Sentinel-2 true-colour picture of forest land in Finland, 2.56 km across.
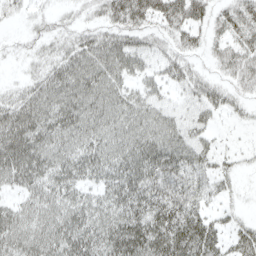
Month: April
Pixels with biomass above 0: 82%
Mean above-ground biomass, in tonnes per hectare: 45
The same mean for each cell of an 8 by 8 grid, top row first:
15 19 18 44 53 59 41 56
9 24 48 54 36 35 27 49
10 51 60 47 29 38 36 40
63 56 57 55 46 29 35 16
76 56 50 53 58 56 29 7
54 51 45 49 67 66 38 16
37 52 51 53 63 72 32 12
55 60 63 64 80 83 63 43
